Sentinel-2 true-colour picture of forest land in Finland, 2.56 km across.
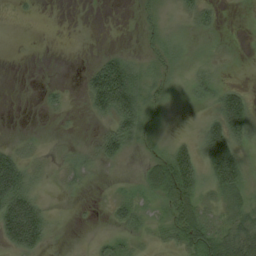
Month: August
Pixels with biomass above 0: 54%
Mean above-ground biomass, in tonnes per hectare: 28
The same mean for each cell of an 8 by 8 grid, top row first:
3 0 0 0 10 22 24 1
0 0 0 8 9 26 14 4
0 2 11 133 35 13 27 4
0 9 4 88 46 6 21 92
20 9 9 53 17 33 72 43
99 18 26 4 27 88 46 62
115 23 3 21 20 45 22 29
82 30 1 18 13 29 56 76
